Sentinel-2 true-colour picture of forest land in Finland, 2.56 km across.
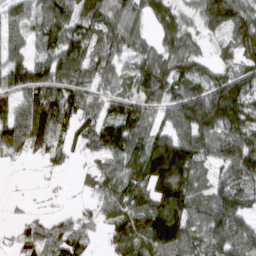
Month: March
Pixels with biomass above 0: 82%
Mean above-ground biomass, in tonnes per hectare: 89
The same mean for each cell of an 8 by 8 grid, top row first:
74 103 79 82 70 80 99 95
79 83 95 84 70 95 30 97
114 119 99 64 109 104 82 88
77 140 91 83 89 110 179 133
91 92 56 110 108 148 91 128
1 11 23 98 130 187 54 103
6 9 22 75 101 158 92 86
35 80 77 61 119 145 100 99
